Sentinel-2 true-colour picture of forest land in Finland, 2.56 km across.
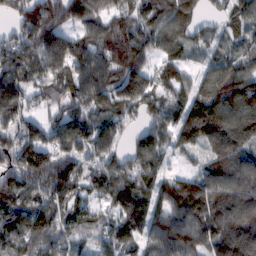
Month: February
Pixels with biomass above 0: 89%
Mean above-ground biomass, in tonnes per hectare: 129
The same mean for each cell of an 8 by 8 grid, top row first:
87 185 142 121 110 157 43 99
135 153 116 184 126 106 70 73
147 113 135 137 117 127 115 120
127 62 108 146 97 130 242 193
127 103 129 115 110 97 127 134
150 175 142 176 139 83 122 135
138 132 105 73 104 167 164 160
164 151 71 120 92 206 149 161
